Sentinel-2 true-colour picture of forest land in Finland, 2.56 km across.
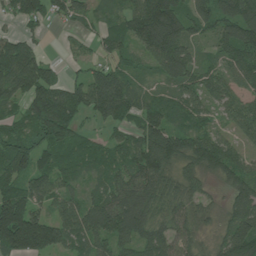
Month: June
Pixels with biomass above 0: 85%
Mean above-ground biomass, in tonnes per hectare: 87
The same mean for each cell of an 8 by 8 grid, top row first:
66 59 51 32 136 128 95 114
115 15 18 58 87 125 29 129
174 98 49 94 34 67 69 64
50 179 89 95 84 57 50 75
98 108 77 56 95 103 106 43
97 85 52 76 111 59 52 84
171 61 83 137 118 71 37 99
200 151 83 104 99 97 21 161
